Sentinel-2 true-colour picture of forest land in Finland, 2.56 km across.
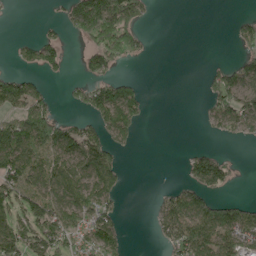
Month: May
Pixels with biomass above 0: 45%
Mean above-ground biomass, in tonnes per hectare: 63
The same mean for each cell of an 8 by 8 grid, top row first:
2 5 197 240 53 0 0 19
27 85 23 138 35 0 0 36
70 23 31 71 10 0 34 92
66 74 29 155 45 0 32 99
177 123 111 68 1 0 4 12
126 91 91 76 0 1 135 8
74 108 91 43 0 93 102 70
95 108 67 79 0 107 148 104
